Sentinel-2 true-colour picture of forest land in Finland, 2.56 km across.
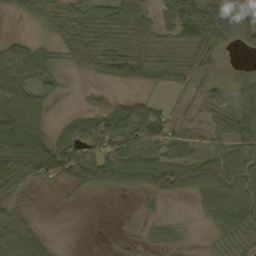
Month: October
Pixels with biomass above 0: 75%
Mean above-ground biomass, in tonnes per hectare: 49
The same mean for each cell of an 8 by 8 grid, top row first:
24 53 54 51 49 66 84 98
43 37 28 35 39 38 63 30
78 52 4 27 28 47 38 26
103 28 17 45 43 24 43 77
145 76 74 85 64 54 34 75
75 85 98 90 95 75 83 88
28 6 4 0 10 2 37 83
73 19 0 0 10 21 9 41
